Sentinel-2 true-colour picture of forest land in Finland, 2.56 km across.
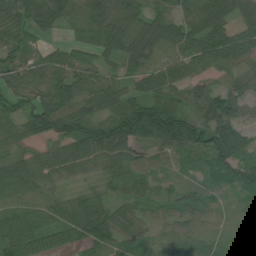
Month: July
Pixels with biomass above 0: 91%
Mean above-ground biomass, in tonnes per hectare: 64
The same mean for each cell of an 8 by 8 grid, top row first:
63 81 45 86 69 61 78 56
63 35 50 72 86 74 87 71
61 76 79 48 56 64 45 48
60 106 77 69 143 96 75 47
53 58 112 143 93 105 90 48
87 75 42 49 45 27 25 67
70 62 59 41 33 28 33 23
80 63 55 61 33 34 38 38
